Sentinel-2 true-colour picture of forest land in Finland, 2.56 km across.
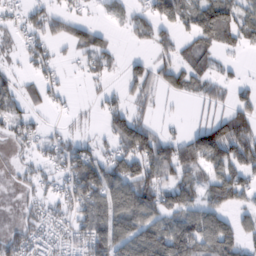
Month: February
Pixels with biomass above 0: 58%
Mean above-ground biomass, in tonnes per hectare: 50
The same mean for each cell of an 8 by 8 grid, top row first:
19 44 23 16 35 77 110 66
19 32 45 23 14 40 50 35
29 30 7 13 54 55 44 14
39 19 8 41 23 4 23 63
24 30 35 37 100 54 129 106
13 25 99 73 78 64 57 58
8 32 66 88 97 67 68 40
61 31 47 105 120 134 95 70
